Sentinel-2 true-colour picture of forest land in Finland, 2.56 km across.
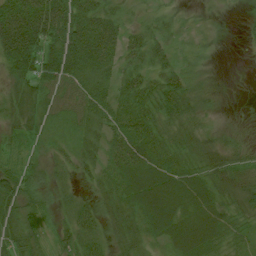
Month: July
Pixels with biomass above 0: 89%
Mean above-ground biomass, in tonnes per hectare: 40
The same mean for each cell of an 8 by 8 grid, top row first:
96 114 70 35 13 13 8 5
102 71 86 59 49 18 9 3
44 63 51 34 40 37 12 1
39 34 42 47 50 43 19 5
30 22 27 45 70 34 28 24
49 27 20 40 73 68 45 45
45 31 37 30 64 63 54 24
41 18 51 21 29 44 53 25
